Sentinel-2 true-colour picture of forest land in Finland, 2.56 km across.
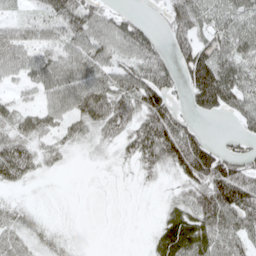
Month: May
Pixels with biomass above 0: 74%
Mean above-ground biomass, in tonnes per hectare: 50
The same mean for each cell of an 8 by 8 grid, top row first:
20 53 80 42 13 75 46 50
62 45 58 53 70 52 57 56
27 64 78 61 86 51 131 62
37 49 60 79 92 54 48 49
52 27 21 28 93 113 64 26
48 9 1 5 24 41 140 111
25 6 2 2 3 39 88 115
26 26 6 1 5 88 75 56
